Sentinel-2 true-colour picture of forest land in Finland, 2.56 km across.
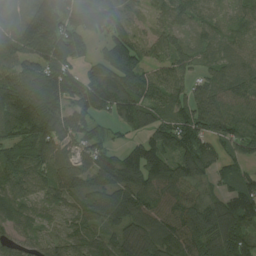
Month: August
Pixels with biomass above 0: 91%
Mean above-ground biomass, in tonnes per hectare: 107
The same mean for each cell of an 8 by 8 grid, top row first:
75 176 129 112 29 86 60 71
114 144 84 121 80 87 76 71
147 157 106 172 133 97 83 124
162 150 133 111 118 108 165 120
103 122 91 59 103 148 95 116
116 93 100 128 140 125 70 75
80 54 67 113 117 116 96 150
66 68 77 84 120 125 111 125
